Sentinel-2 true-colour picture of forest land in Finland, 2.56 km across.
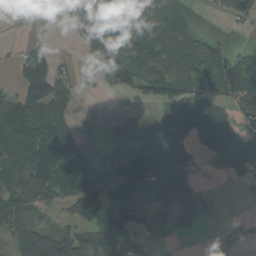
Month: August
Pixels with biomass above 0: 66%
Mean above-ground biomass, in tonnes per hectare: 67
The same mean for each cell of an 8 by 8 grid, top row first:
1 14 102 85 65 48 6 42
12 33 30 130 80 70 71 21
42 143 19 58 77 82 64 134
116 123 16 5 9 100 85 37
90 137 57 25 84 100 66 83
96 126 148 62 144 129 8 54
115 43 89 65 75 63 9 1
91 127 107 94 61 5 3 8
